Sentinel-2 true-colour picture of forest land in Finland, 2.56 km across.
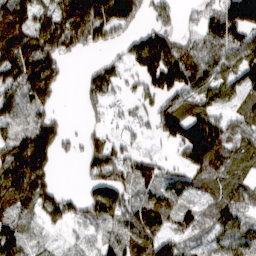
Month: March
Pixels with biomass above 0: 78%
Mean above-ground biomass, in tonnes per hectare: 89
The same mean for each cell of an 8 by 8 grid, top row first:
176 93 169 151 54 62 67 196
186 116 70 39 100 52 69 111
126 157 27 74 80 67 93 112
90 67 20 23 43 120 98 68
128 154 49 62 27 90 191 93
193 80 25 116 96 54 95 57
121 88 74 110 107 85 59 73
67 16 30 71 123 67 44 82
